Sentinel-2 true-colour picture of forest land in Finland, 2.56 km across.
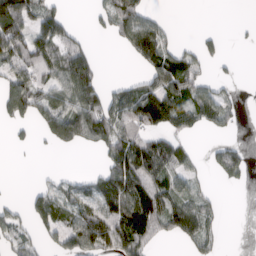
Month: March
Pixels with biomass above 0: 52%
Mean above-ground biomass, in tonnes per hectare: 55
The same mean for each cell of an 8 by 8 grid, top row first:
123 68 1 71 62 1 0 0
109 92 49 7 96 38 30 4
81 69 116 9 48 98 31 8
77 97 125 95 125 91 71 20
14 37 75 102 85 54 11 13
0 11 23 96 98 61 15 12
25 84 92 105 119 75 35 0
55 30 84 75 63 32 41 0
